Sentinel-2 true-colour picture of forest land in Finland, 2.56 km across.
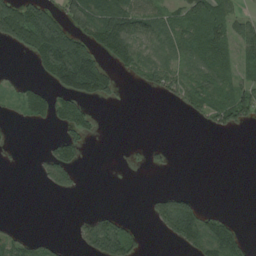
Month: August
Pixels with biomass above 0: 41%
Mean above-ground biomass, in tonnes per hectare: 42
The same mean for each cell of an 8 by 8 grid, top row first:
109 79 95 100 64 41 85 38
31 137 90 76 50 64 90 48
10 42 178 45 30 49 81 43
13 58 55 1 0 6 49 64
4 18 42 0 10 1 0 0
0 51 20 0 1 1 0 0
0 0 0 6 5 99 15 0
42 17 29 133 16 51 110 66
